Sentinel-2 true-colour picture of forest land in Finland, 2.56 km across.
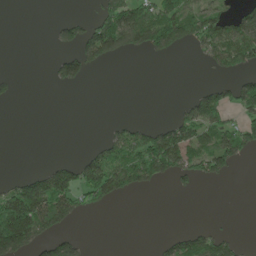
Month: May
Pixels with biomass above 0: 33%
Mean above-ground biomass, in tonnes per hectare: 56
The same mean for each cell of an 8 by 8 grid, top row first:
0 0 14 99 99 123 87 56
0 5 80 102 94 80 68 119
17 10 53 0 0 0 8 47
0 0 0 0 0 24 91 62
0 0 1 75 125 140 85 109
19 103 122 158 114 81 66 4
247 202 79 20 0 0 0 0
237 89 34 0 0 51 78 18
